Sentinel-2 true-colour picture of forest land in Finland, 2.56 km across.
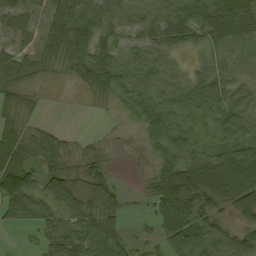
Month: September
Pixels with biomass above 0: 83%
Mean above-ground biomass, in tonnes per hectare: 49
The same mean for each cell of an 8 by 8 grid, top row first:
39 56 83 44 30 44 59 67
23 62 71 49 34 29 32 29
36 14 45 77 42 31 41 26
61 5 1 9 63 41 38 37
89 54 16 11 28 63 34 45
104 55 40 19 12 122 138 133
63 48 65 56 10 116 53 77
1 34 62 67 17 62 68 48
